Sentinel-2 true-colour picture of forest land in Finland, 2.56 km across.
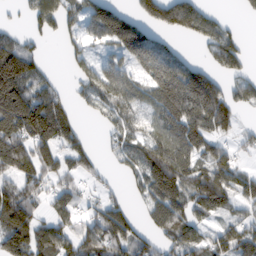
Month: February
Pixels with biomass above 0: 69%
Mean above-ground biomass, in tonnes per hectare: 88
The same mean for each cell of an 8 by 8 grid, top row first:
10 73 70 122 79 165 65 11
110 9 42 65 137 35 52 62
199 50 41 98 86 164 116 54
229 182 22 66 58 133 187 52
139 122 57 31 83 118 93 42
107 81 49 14 92 152 119 75
151 44 46 80 45 111 90 48
145 112 96 116 63 93 69 97
